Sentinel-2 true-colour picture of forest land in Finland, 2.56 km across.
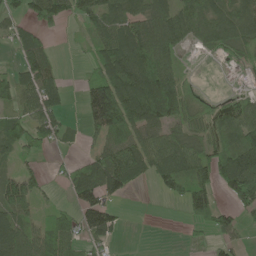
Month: June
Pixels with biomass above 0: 67%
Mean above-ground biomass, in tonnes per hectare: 69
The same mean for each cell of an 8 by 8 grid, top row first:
43 98 64 100 91 100 87 85
45 52 11 112 138 71 42 67
67 89 15 132 138 113 1 8
53 91 22 189 137 106 56 80
73 41 12 63 89 76 74 99
64 23 80 116 51 92 79 159
90 19 70 49 0 6 94 67
92 88 50 31 0 1 25 25
